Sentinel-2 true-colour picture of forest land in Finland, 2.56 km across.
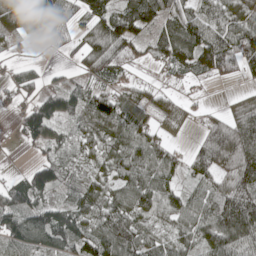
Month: May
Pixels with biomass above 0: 82%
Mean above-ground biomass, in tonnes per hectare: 73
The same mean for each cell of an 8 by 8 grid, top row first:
94 86 62 90 115 90 72 77
18 14 48 94 44 105 126 118
56 26 39 46 20 22 29 26
37 112 81 111 67 42 25 65
10 78 53 75 90 23 95 115
27 107 34 65 95 48 75 120
115 81 76 91 84 84 100 162
72 91 100 121 74 62 88 111
